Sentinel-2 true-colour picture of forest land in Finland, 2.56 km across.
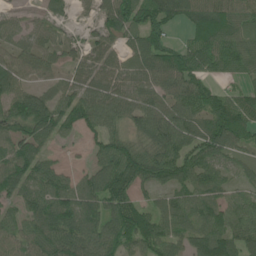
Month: June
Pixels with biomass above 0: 86%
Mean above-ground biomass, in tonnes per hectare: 80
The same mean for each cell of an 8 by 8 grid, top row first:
28 50 17 78 99 83 89 79
66 73 37 44 94 60 98 94
85 53 55 66 65 105 59 41
98 106 99 94 100 89 110 98
92 51 23 88 76 110 127 77
116 80 42 120 96 108 86 39
56 85 84 85 56 75 83 72
85 97 106 92 107 65 117 97
